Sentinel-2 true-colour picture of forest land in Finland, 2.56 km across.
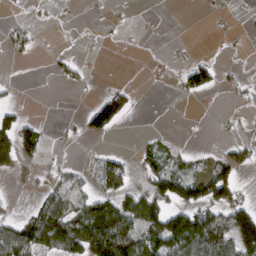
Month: March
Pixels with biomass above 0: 36%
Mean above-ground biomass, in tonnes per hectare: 43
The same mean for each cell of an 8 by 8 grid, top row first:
12 9 3 6 2 0 6 5
28 8 10 5 2 5 2 6
7 4 23 11 5 19 55 18
33 0 15 100 9 5 1 9
89 14 6 2 19 16 9 38
10 21 29 78 44 87 93 52
1 84 68 108 111 76 92 84
107 113 131 211 105 155 150 129
